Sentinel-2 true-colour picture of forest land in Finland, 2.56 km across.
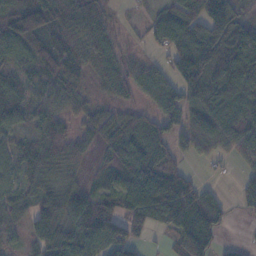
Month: November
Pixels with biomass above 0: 84%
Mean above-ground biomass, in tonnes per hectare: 71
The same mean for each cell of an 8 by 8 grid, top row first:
100 90 74 27 23 111 147 61
82 83 68 62 18 86 134 145
52 62 51 69 60 76 124 138
79 56 45 45 42 79 105 87
44 60 57 86 104 53 74 86
41 49 38 61 117 93 8 20
51 87 42 61 128 137 78 15
30 125 81 97 29 53 50 10
